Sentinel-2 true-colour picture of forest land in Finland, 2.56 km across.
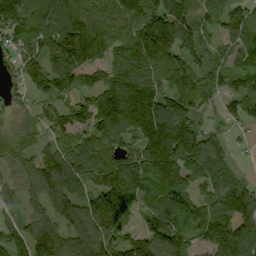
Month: September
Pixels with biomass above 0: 89%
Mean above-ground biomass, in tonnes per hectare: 118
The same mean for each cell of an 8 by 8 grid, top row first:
201 150 149 111 155 128 69 80
132 141 215 103 173 140 65 108
67 129 79 110 129 123 101 91
47 69 106 172 173 159 43 62
96 64 93 122 156 167 111 22
73 132 141 155 139 117 119 44
44 102 83 237 68 133 122 195
106 151 124 129 118 123 71 208
